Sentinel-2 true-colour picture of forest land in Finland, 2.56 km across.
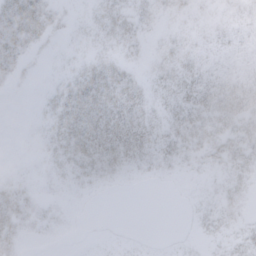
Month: February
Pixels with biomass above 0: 60%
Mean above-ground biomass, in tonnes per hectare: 14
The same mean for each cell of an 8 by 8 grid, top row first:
44 27 5 20 15 9 6 10
29 7 4 12 8 15 9 7
10 3 27 36 12 23 18 15
0 13 41 39 23 21 29 34
0 12 39 35 25 21 27 29
4 6 14 9 4 4 6 19
29 6 1 0 0 0 9 10
15 2 1 3 2 2 6 14
